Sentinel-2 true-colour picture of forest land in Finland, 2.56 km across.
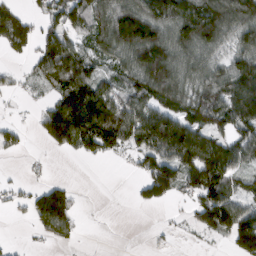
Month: March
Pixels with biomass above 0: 64%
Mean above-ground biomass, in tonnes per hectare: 83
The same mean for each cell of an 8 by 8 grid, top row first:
62 61 91 121 147 159 151 130
53 81 69 105 189 124 98 83
21 72 137 64 133 131 101 145
6 73 184 136 123 110 128 140
38 51 115 96 111 203 147 106
3 11 0 0 74 109 137 63
21 107 22 0 21 10 100 114
4 44 18 0 1 6 20 126
